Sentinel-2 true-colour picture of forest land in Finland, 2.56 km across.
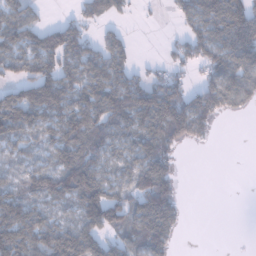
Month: January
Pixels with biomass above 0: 67%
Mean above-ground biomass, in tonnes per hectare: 76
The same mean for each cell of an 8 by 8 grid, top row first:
76 11 49 57 5 38 114 138
85 108 92 83 0 42 100 131
72 111 97 112 59 72 69 102
120 100 97 106 141 154 111 36
62 58 113 76 92 78 16 0
50 79 137 70 136 52 0 0
87 60 92 151 129 70 0 0
111 102 130 65 101 36 0 0
